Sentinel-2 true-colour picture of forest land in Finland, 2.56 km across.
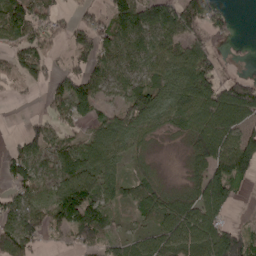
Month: April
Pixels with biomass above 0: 75%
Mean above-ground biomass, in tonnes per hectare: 71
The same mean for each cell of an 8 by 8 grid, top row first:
103 63 36 77 98 106 82 4
65 55 67 75 79 70 69 4
47 40 79 52 60 86 102 50
0 40 87 40 97 79 114 103
32 74 58 84 41 8 112 108
76 65 117 73 39 6 104 96
87 82 140 62 64 96 123 8
107 30 59 46 64 98 123 103
